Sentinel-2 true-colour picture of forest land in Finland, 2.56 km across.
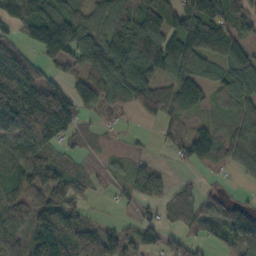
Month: October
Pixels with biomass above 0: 77%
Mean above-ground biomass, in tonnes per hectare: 90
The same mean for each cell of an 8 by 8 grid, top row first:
111 140 87 106 128 132 174 114
83 148 116 158 165 125 103 95
173 66 76 120 117 96 69 133
196 252 78 24 43 66 33 79
106 129 33 9 9 57 104 84
98 119 44 25 73 12 9 27
125 139 52 8 30 68 60 71
109 126 126 80 70 37 25 106
